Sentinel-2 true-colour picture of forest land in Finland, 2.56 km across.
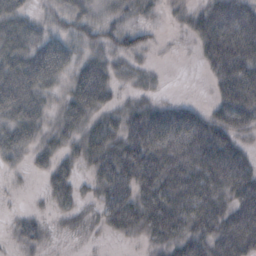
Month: October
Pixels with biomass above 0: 78%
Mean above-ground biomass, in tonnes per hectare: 37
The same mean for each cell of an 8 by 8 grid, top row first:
39 18 34 18 14 12 49 52
43 64 26 34 24 2 44 66
57 45 50 32 19 0 12 67
50 28 46 29 43 43 25 55
41 28 33 41 66 65 59 28
9 30 21 55 59 55 53 57
5 11 20 42 50 61 56 55
18 15 7 6 19 42 49 67
